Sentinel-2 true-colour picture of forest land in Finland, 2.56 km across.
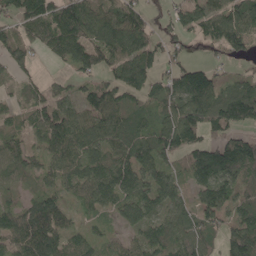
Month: May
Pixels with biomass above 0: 84%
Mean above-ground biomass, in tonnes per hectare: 88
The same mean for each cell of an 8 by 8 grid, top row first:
88 112 139 102 76 64 104 114
76 72 119 112 108 65 57 98
45 30 45 60 89 93 114 60
45 93 86 109 72 114 145 138
62 91 97 97 103 114 90 102
57 62 88 117 95 65 119 82
59 101 40 67 105 81 95 85
94 110 66 44 76 99 82 120
